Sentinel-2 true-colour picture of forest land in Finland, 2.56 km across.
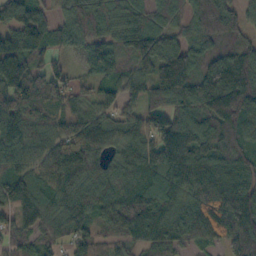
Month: October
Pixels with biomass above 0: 93%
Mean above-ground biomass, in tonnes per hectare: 100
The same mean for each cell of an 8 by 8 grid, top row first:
108 58 93 77 71 65 94 81
138 99 58 74 121 102 82 79
173 100 43 75 74 178 171 147
137 97 78 74 77 105 109 126
127 97 152 80 99 167 76 77
120 110 126 92 95 119 116 97
109 89 106 108 107 104 110 112
83 73 83 61 71 99 71 123
